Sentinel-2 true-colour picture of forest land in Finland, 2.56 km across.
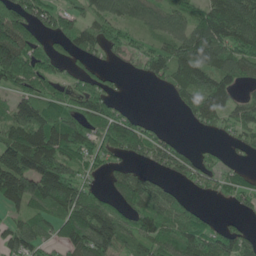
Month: June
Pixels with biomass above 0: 72%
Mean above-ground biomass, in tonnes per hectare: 79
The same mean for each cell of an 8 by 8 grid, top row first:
138 69 60 93 85 76 115 139
160 49 77 45 48 93 141 105
95 61 53 28 24 86 105 79
91 90 85 69 11 17 105 72
130 135 96 83 80 42 9 33
172 161 57 37 50 52 51 40
63 87 110 59 77 85 14 29
94 57 125 117 69 105 85 92
